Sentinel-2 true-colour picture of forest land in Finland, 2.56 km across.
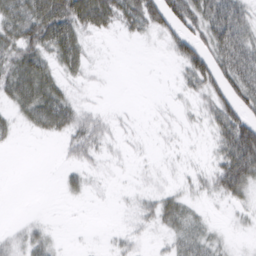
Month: March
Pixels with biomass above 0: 56%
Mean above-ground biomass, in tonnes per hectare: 29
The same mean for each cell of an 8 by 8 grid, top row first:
51 73 76 50 66 66 62 54
49 54 47 1 2 36 49 68
55 48 16 1 0 11 55 57
25 72 32 8 1 8 29 51
7 4 43 15 5 6 9 116
0 0 20 6 7 8 22 85
0 1 1 3 24 36 6 13
18 26 1 8 10 27 25 2
